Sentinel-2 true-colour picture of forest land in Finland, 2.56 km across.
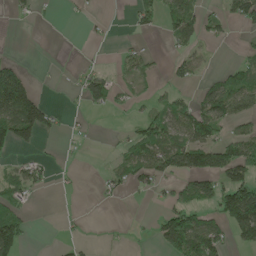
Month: May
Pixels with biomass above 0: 37%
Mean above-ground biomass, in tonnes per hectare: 49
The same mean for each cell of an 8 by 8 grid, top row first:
11 2 8 5 45 87 40 65
1 0 2 4 20 26 16 15
117 0 44 52 32 26 28 99
175 69 10 23 34 77 99 68
84 3 6 9 99 82 123 103
53 25 4 35 66 62 108 96
58 0 2 3 1 71 53 216
110 0 13 3 4 144 129 52
